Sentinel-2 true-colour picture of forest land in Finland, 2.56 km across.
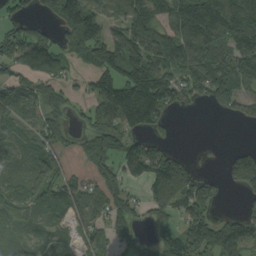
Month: September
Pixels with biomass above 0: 72%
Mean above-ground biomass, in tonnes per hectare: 103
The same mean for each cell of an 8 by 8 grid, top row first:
73 63 210 107 185 163 217 212
178 154 114 166 180 196 177 178
86 127 43 143 230 138 164 149
72 72 28 193 250 51 12 59
39 74 29 94 75 21 4 11
38 103 44 58 111 155 33 135
77 66 71 63 53 100 103 26
43 54 62 53 35 87 157 134
